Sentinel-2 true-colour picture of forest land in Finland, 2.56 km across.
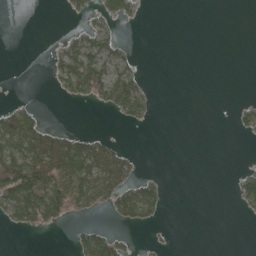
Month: April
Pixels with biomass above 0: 27%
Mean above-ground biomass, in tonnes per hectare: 21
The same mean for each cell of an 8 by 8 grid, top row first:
0 0 14 29 3 0 0 0
0 4 43 30 0 0 0 0
0 7 77 60 14 0 0 0
34 2 0 21 26 0 0 18
68 65 45 19 0 0 0 0
141 94 67 59 13 0 0 23
71 94 42 34 56 0 0 14
0 0 30 36 3 1 0 0
